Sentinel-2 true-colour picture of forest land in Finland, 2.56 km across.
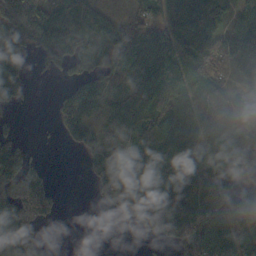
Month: October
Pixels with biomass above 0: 74%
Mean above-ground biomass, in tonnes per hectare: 69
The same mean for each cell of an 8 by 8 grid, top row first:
129 117 43 35 43 75 92 71
92 120 51 95 96 92 110 111
77 8 74 68 98 97 72 48
14 12 122 58 77 95 77 61
44 1 72 27 123 87 101 79
124 23 7 95 72 85 83 82
103 59 0 20 69 99 102 87
111 13 0 0 13 64 112 54
